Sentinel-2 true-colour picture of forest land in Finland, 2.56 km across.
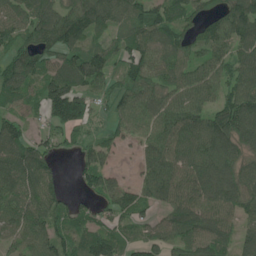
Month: June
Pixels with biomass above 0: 86%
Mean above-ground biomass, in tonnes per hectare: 86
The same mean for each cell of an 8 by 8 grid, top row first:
92 110 130 110 93 85 55 121
75 87 94 62 93 83 71 88
101 103 110 58 91 82 89 92
61 94 119 47 92 106 82 129
103 64 46 51 66 99 114 99
111 99 43 52 63 96 125 109
105 97 54 70 61 95 94 82
63 99 67 83 66 72 105 63
